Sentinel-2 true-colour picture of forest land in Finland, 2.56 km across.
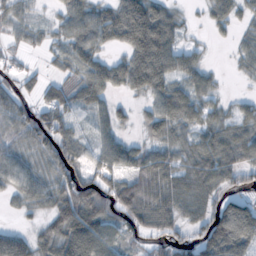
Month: October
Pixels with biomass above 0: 79%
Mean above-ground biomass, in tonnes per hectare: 58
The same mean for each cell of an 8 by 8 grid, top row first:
45 12 63 66 124 32 26 31
21 26 57 32 120 57 11 28
36 31 57 65 87 53 36 11
68 69 52 43 31 76 44 40
54 56 55 61 38 49 67 75
59 55 76 58 79 64 62 43
19 47 119 82 98 71 49 94
65 58 123 62 47 55 96 114
